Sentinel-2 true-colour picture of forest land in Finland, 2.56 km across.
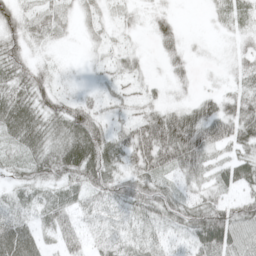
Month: May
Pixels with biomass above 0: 80%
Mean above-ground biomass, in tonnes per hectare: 36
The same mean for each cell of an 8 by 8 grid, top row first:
43 31 22 16 12 14 8 27
41 14 7 20 7 25 5 18
46 29 6 18 19 17 4 26
61 45 50 17 28 40 53 55
35 45 79 52 86 97 67 43
21 40 56 50 56 30 31 40
31 40 31 31 49 43 57 43
73 21 33 35 30 15 78 41
